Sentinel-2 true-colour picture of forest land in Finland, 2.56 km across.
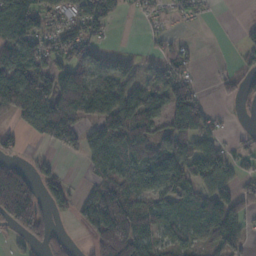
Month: November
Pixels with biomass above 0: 63%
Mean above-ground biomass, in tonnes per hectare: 63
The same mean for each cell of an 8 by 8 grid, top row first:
108 45 68 53 21 16 5 1
93 51 65 14 5 29 0 24
119 93 79 79 36 59 2 42
87 120 88 118 85 127 48 7
24 37 46 87 74 71 64 16
145 43 5 62 62 97 107 28
234 58 49 129 83 83 97 70
28 55 10 148 79 68 47 46
